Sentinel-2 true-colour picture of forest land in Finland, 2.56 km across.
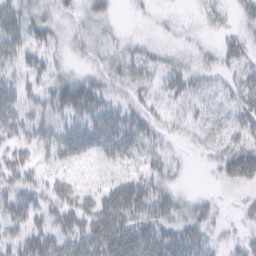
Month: February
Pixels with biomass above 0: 61%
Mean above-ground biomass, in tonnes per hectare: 20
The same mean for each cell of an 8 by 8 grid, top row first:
31 19 17 13 5 4 11 10
27 20 12 22 13 7 7 16
19 19 21 22 20 19 11 19
28 24 29 24 18 13 12 17
19 23 32 41 25 6 14 25
24 11 8 17 21 10 3 31
32 21 25 42 36 24 11 6
19 30 37 48 43 34 17 14
